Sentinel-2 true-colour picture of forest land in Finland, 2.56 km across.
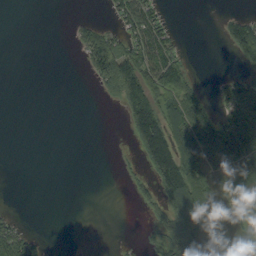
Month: September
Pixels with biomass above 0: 37%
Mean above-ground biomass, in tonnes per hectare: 42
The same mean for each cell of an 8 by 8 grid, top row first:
0 0 6 26 74 3 0 29
0 0 35 81 93 36 0 79
0 0 1 103 125 84 2 59
0 0 0 1 142 78 49 96
0 0 0 0 112 117 124 125
0 0 0 0 19 152 57 112
3 0 0 0 18 130 56 84
87 6 0 0 8 127 83 77
